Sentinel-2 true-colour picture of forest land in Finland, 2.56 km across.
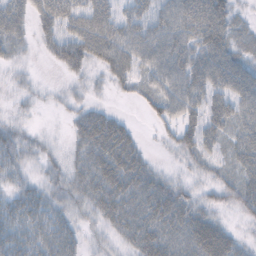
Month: October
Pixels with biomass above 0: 80%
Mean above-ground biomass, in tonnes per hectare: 39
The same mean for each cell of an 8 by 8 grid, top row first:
51 51 59 50 46 71 80 16
23 25 65 68 60 63 64 33
9 2 15 29 37 57 62 68
9 3 23 18 13 45 60 54
33 12 34 71 12 28 42 43
24 19 37 66 44 14 21 38
44 39 26 49 49 55 25 28
48 52 24 19 53 43 75 22
